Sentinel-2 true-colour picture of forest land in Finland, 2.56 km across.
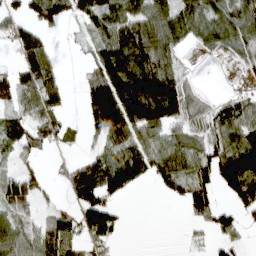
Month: March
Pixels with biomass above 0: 67%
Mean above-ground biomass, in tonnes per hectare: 69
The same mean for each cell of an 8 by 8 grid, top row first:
43 98 64 100 91 100 87 85
45 52 11 112 138 71 42 67
67 89 15 132 138 113 1 8
53 91 22 189 137 106 56 80
73 41 12 63 89 76 74 99
64 23 80 116 51 92 79 159
90 19 70 49 0 6 94 67
92 88 50 31 0 1 25 25
